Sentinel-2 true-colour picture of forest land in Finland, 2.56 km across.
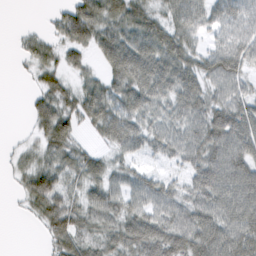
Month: February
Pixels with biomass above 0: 81%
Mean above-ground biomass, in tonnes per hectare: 47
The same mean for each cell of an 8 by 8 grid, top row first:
0 10 72 58 58 51 44 48
10 33 42 66 72 72 31 55
2 34 26 48 74 70 49 43
0 56 53 64 53 47 55 62
8 46 26 40 40 53 71 67
17 58 47 43 38 21 68 75
5 66 52 55 56 52 62 74
0 28 55 49 74 66 76 70
